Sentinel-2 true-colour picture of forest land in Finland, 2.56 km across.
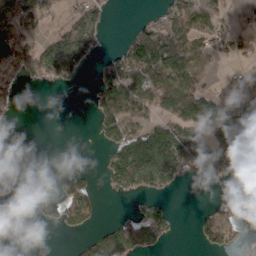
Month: March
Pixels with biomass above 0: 44%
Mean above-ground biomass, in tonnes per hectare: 54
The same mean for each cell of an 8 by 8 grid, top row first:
77 40 53 13 13 92 68 8
130 59 77 13 140 142 56 36
41 49 14 116 138 114 26 20
8 0 0 106 66 105 116 99
0 0 0 66 107 133 78 171
30 1 44 82 113 55 38 38
0 54 95 0 39 11 20 11
0 0 20 96 66 7 47 17
